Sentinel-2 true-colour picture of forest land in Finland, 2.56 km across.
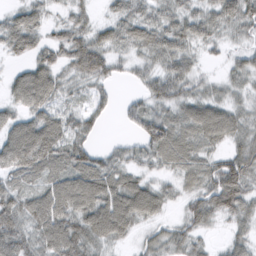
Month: February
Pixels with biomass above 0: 86%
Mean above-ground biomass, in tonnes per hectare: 52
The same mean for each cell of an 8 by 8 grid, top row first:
44 27 31 33 50 51 48 74
49 48 76 54 56 57 25 25
47 75 40 33 40 63 22 30
44 58 36 18 55 48 80 36
93 90 51 13 52 79 46 42
51 56 73 62 37 40 57 82
61 94 79 87 81 18 59 57
76 79 76 46 26 43 18 33
